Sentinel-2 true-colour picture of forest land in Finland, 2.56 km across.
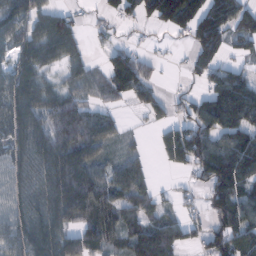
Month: February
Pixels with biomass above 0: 75%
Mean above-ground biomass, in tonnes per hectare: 82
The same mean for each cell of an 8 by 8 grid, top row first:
93 84 18 36 58 107 134 100
83 100 44 44 19 11 132 42
91 43 66 106 90 6 66 86
107 105 94 28 45 32 102 139
84 124 134 46 11 109 112 111
73 103 134 69 63 12 110 119
78 100 130 90 78 33 65 117
101 107 120 75 161 84 99 102
